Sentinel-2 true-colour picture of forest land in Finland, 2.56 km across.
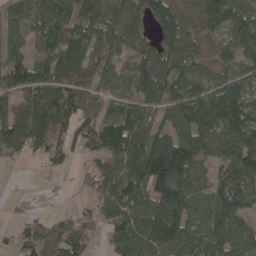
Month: April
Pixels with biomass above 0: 82%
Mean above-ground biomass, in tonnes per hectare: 89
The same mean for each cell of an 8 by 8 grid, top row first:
74 103 79 82 70 80 99 95
79 83 95 84 70 95 30 97
114 119 99 64 109 104 82 88
77 140 91 83 89 110 179 133
91 92 56 110 108 148 91 128
1 11 23 98 130 187 54 103
6 9 22 75 101 158 92 86
35 80 77 61 119 145 100 99
